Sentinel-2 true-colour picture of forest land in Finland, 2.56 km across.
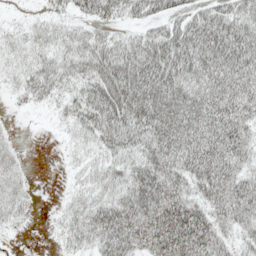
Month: May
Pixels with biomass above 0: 81%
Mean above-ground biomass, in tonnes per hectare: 47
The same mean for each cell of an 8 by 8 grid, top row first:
5 19 31 39 42 42 50 56
26 32 42 51 58 70 78 76
24 49 44 80 76 68 62 67
6 12 49 81 76 68 67 60
11 0 23 50 56 67 70 56
27 0 18 38 64 56 69 49
31 2 33 60 77 77 51 60
5 3 36 68 74 93 75 26
